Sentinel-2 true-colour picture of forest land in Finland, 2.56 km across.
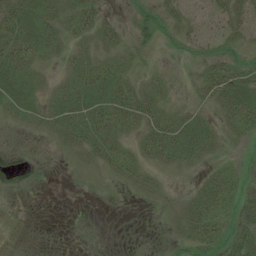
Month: July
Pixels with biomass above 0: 68%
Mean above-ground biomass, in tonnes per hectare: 25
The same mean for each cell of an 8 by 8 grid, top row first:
58 43 41 13 26 30 11 31
63 35 22 24 23 17 20 25
44 15 34 41 19 11 40 52
28 30 50 61 46 24 17 54
2 8 38 39 28 65 39 12
0 0 8 17 24 8 21 20
0 0 0 0 3 16 46 35
0 0 0 0 0 17 47 46
